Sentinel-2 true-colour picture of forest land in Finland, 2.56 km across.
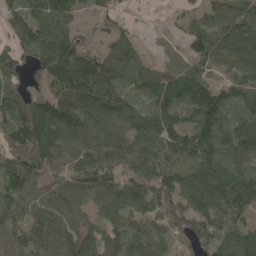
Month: May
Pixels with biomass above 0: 89%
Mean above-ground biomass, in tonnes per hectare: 101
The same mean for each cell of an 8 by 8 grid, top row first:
95 120 42 69 18 30 78 108
84 117 103 77 29 27 121 127
63 106 161 101 87 103 76 81
101 122 142 116 83 102 180 70
123 148 101 117 105 148 189 126
140 84 106 97 117 110 139 110
83 100 74 93 93 111 114 101
88 99 118 78 90 84 143 106
